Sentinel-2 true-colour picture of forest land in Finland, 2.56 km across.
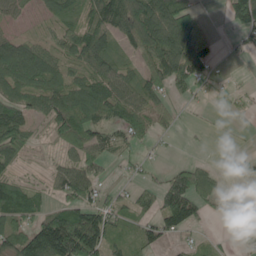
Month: May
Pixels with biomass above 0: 66%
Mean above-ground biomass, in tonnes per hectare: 66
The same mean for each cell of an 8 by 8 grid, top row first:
59 56 58 122 137 124 6 106
101 61 106 67 94 131 38 16
103 88 74 92 70 80 46 3
100 96 119 86 77 27 6 11
106 19 82 62 32 3 4 10
43 26 83 9 20 75 57 19
120 41 90 64 37 140 33 8
107 217 200 72 64 28 12 4
